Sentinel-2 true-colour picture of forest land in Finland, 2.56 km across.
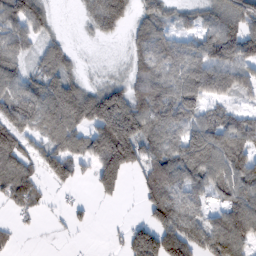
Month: February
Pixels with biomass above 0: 75%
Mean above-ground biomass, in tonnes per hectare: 85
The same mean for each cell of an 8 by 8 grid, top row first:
110 57 22 115 67 45 69 108
72 57 9 4 96 81 99 129
81 103 49 39 116 102 154 105
100 109 122 212 129 111 62 36
88 63 79 247 132 98 122 87
98 61 38 145 87 127 94 115
61 18 24 6 50 126 47 108
14 1 5 19 144 130 117 117
